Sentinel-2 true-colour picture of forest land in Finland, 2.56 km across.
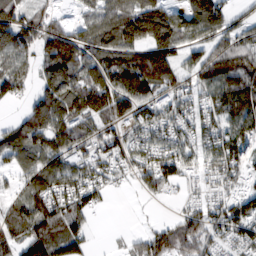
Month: February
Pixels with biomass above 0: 80%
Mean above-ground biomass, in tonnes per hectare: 90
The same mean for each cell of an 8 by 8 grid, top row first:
61 41 39 106 161 85 146 41
103 91 107 130 144 102 76 113
97 83 115 132 162 90 92 154
15 125 140 129 79 102 94 161
96 101 103 110 99 100 89 117
48 104 99 74 76 81 73 57
65 108 87 9 4 21 80 107
60 105 72 4 64 84 74 81
